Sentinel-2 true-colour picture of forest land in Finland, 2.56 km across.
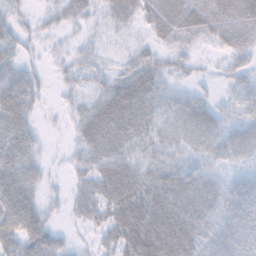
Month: November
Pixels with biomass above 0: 82%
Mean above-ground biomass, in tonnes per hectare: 38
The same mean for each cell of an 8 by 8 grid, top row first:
22 18 30 28 34 50 51 60
31 12 18 8 18 28 17 39
50 10 21 27 58 21 8 26
60 6 25 62 51 35 33 25
59 6 29 50 36 28 34 46
62 16 24 64 44 46 32 33
79 23 31 56 72 64 49 67
59 51 8 40 86 85 43 62
